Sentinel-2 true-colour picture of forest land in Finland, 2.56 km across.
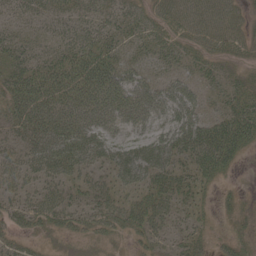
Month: May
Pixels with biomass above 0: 80%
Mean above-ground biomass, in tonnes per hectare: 37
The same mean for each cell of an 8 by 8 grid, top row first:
24 28 29 33 30 40 45 27
33 25 41 32 28 28 28 26
50 69 75 65 33 26 23 21
49 65 56 56 53 51 23 44
28 71 71 47 47 51 67 54
34 39 30 31 46 35 38 7
34 45 32 33 43 29 13 18
23 13 16 18 26 20 18 28
